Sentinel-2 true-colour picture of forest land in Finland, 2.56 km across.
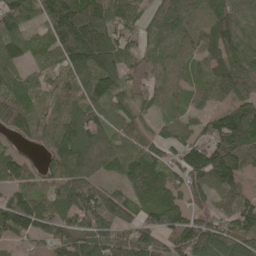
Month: May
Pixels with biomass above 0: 90%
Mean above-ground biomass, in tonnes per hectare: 109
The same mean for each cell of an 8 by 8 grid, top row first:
151 158 208 121 54 108 96 97
111 86 219 134 50 83 91 107
103 61 113 121 93 87 89 112
127 79 119 77 55 63 61 131
44 87 171 109 79 87 112 147
127 79 114 55 133 87 168 115
165 113 136 112 100 96 62 128
100 109 118 115 119 117 140 138
